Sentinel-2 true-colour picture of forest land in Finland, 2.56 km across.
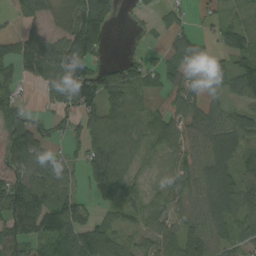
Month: September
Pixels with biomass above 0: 75%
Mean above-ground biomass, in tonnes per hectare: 62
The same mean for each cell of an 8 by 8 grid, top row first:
22 43 59 26 13 30 19 21
52 90 45 11 17 57 24 72
40 89 127 55 61 60 46 104
70 31 78 79 50 50 58 53
141 59 58 123 58 66 84 75
73 87 32 105 22 54 112 73
95 95 58 37 43 38 79 69
80 94 121 70 40 75 69 44
